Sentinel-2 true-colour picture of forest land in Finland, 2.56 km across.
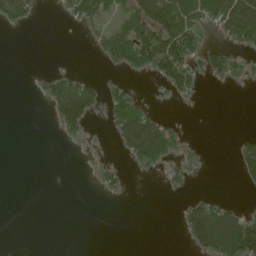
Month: June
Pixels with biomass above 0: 31%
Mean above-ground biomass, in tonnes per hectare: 34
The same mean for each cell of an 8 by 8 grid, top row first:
54 0 43 33 92 119 76 153
0 0 0 73 117 132 48 38
0 26 43 15 8 80 29 30
0 18 138 46 52 2 0 0
0 0 10 13 171 50 2 20
0 0 0 22 6 25 2 23
0 0 0 0 0 6 71 28
0 0 0 0 0 1 117 172
